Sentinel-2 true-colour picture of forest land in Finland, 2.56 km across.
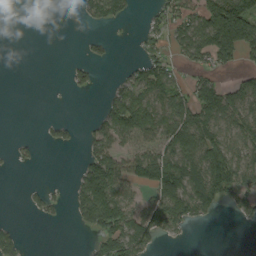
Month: September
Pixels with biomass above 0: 45%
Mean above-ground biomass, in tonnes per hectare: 57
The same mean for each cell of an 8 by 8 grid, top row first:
0 0 18 70 12 72 139 144
0 0 6 11 34 52 146 96
0 0 30 13 84 51 45 46
0 0 0 96 112 101 97 87
14 15 23 73 68 120 121 76
2 0 59 136 109 157 166 108
0 33 78 158 86 129 80 47
36 0 1 103 89 15 0 0
